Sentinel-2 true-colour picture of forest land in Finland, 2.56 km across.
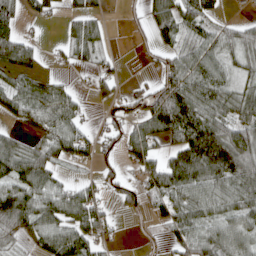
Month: April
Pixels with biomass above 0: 68%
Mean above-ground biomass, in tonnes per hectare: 67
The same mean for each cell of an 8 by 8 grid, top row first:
50 39 59 6 37 94 59 9
98 12 70 13 18 57 65 74
52 40 5 37 17 91 94 53
50 105 47 29 80 153 95 83
44 73 80 34 114 90 175 138
78 71 12 28 68 127 128 120
126 88 114 27 35 75 64 77
54 81 98 26 8 56 104 94
